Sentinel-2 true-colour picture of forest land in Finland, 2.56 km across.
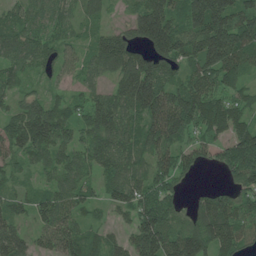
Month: June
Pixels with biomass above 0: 89%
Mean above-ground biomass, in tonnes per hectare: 92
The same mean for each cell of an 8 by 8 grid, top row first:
61 63 50 21 140 102 201 130
86 64 45 131 86 135 184 169
56 32 43 61 158 76 110 85
70 117 65 118 121 168 143 96
98 117 75 97 88 85 67 158
39 43 66 70 72 86 2 113
60 96 70 52 112 76 112 95
98 66 94 52 138 113 127 83
